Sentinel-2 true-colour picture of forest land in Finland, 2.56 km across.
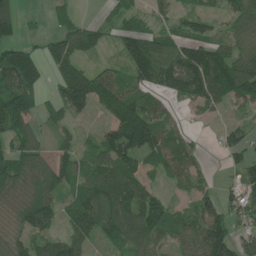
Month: June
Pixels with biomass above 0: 77%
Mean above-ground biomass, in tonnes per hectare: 80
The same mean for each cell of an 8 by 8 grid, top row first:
68 29 33 37 48 45 42 77
78 47 78 35 127 95 94 74
129 33 127 103 92 110 150 139
135 45 55 115 123 32 34 27
86 42 41 113 125 81 7 66
122 131 77 136 66 66 25 60
103 95 104 138 112 39 76 71
80 73 77 66 92 62 142 69
